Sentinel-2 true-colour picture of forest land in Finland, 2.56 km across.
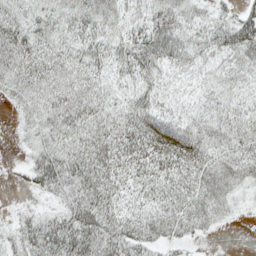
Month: May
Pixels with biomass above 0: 89%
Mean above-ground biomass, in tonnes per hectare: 41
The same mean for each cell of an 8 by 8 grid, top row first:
42 41 48 41 40 57 32 40
57 40 43 45 63 65 42 60
46 41 38 29 47 28 25 31
17 42 50 35 55 34 34 34
7 40 46 53 60 69 50 38
5 65 66 46 42 42 41 36
8 17 67 46 35 40 44 13
37 75 83 62 44 27 7 0
